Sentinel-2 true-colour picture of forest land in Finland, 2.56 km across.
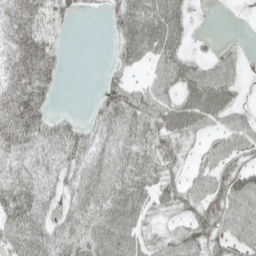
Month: May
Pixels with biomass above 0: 78%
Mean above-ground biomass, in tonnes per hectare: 50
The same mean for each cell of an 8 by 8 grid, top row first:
75 53 13 35 74 55 3 4
69 67 0 19 66 50 13 18
74 66 0 34 19 52 65 27
97 44 9 60 60 64 72 31
76 58 63 49 54 46 26 44
58 49 56 70 53 30 47 72
84 51 57 68 43 43 68 71
54 62 66 70 36 45 65 53
